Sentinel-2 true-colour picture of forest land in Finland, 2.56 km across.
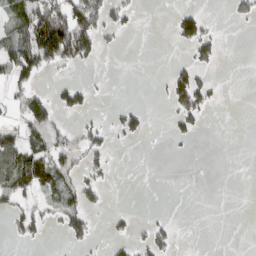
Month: March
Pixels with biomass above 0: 28%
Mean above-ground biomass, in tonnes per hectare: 32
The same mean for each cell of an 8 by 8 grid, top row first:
58 158 106 44 1 35 18 20
88 148 127 12 0 11 47 0
63 7 13 1 0 66 29 0
22 72 43 14 32 56 27 0
66 67 45 21 5 8 0 0
96 70 48 15 0 0 0 0
53 32 77 8 2 0 0 0
18 7 34 24 34 23 0 0
